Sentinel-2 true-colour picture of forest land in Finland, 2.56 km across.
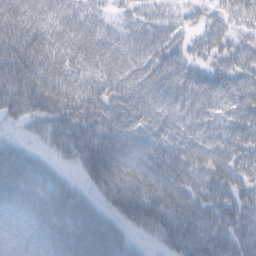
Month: February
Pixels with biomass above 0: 91%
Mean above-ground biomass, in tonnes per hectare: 69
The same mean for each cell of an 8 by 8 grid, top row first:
83 68 59 27 37 23 32 42
111 90 71 71 82 56 51 51
98 105 67 77 67 73 60 70
63 84 98 83 74 60 57 81
27 32 96 111 77 73 74 84
73 54 30 99 86 94 83 71
46 71 75 52 97 95 85 87
21 48 74 70 20 74 94 76
